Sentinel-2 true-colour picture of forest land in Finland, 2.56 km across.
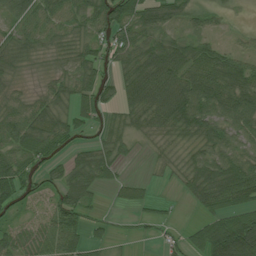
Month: July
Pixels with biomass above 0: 80%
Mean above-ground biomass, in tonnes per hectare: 64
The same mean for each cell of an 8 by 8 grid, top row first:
76 81 76 94 80 57 40 6
56 37 58 77 87 79 61 27
24 29 79 46 102 105 115 87
59 74 70 42 88 117 95 112
76 78 35 59 18 35 59 58
102 49 86 45 9 31 105 107
49 49 73 10 20 7 59 70
63 63 51 24 12 27 127 178
